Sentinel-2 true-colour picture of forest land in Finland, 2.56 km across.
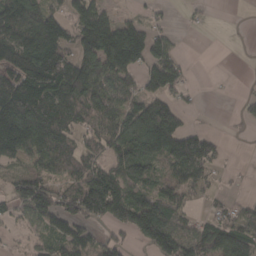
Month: March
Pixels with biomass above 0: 67%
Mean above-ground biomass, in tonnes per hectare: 92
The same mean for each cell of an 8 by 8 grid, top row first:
149 103 95 51 28 6 10 0
156 190 119 186 130 41 0 1
128 198 161 120 67 76 2 3
206 207 126 98 145 101 2 19
180 156 71 105 174 154 81 2
56 74 116 144 103 75 51 5
60 131 135 137 139 95 20 50
13 61 91 54 82 132 105 131
